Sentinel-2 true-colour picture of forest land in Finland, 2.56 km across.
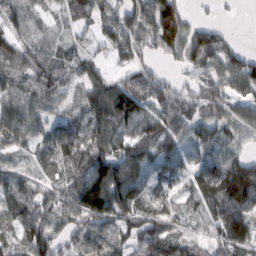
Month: February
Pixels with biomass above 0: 87%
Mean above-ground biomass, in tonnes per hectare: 68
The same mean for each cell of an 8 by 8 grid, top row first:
52 25 54 81 100 71 7 4
59 43 36 77 64 57 125 28
64 81 50 55 63 29 68 80
90 54 51 125 66 87 72 57
57 48 88 88 86 61 69 47
42 34 86 133 62 63 94 151
63 66 117 117 67 52 84 94
58 83 65 59 74 67 47 75
